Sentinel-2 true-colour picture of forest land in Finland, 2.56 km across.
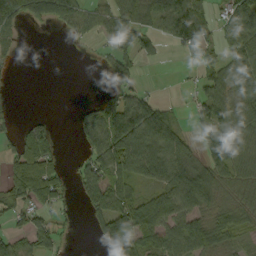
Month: September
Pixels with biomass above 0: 62%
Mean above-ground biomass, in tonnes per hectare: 62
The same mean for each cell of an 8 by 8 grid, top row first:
108 110 80 71 75 135 56 105
28 0 7 53 54 38 48 75
8 0 0 29 11 2 51 111
12 2 30 106 100 21 64 60
44 59 35 132 134 94 62 71
84 85 53 99 83 106 83 54
66 64 21 100 91 93 62 58
52 64 2 85 63 82 78 32
